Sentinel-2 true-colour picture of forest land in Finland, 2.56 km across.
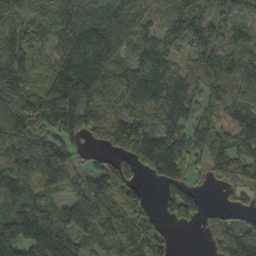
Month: October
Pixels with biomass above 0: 87%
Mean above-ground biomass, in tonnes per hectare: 118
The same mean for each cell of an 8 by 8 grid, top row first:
88 95 178 192 127 96 74 64
121 73 208 183 85 71 154 107
172 94 203 122 132 129 97 118
148 153 174 94 121 126 76 94
173 142 69 96 168 133 152 119
151 142 75 131 49 89 50 104
179 83 218 147 71 90 21 55
175 205 74 104 132 15 24 169
